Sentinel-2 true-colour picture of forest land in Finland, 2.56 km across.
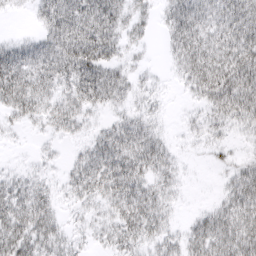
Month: March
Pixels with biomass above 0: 75%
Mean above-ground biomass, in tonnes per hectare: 26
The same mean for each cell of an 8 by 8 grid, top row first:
4 34 47 43 16 32 28 41
24 33 52 33 10 26 35 47
45 32 47 36 10 8 47 48
27 26 27 15 16 2 21 35
3 7 10 38 37 7 14 6
13 8 29 42 29 14 1 25
37 26 13 22 39 8 11 36
45 33 12 21 25 18 37 40
